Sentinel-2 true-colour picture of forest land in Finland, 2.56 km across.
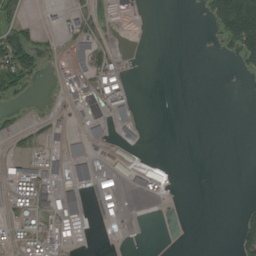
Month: August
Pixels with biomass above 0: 25%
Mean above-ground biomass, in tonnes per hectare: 22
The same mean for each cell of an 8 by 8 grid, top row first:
24 5 22 4 0 0 41 247
99 9 48 12 0 0 3 92
60 3 40 47 0 0 0 2
7 10 34 62 1 0 0 0
8 24 42 25 10 0 0 0
30 45 28 26 52 5 0 0
30 41 52 18 0 0 0 7
16 36 15 1 0 0 0 41
